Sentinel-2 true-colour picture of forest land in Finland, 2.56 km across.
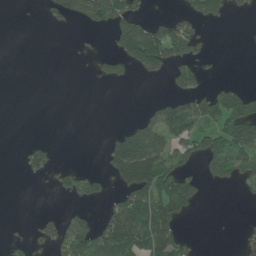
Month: June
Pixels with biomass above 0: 32%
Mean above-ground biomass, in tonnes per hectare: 47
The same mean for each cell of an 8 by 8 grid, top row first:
1 30 85 111 41 31 61 7
0 0 3 35 213 100 16 1
0 0 0 36 18 60 20 7
0 0 0 0 19 94 97 114
4 23 0 54 135 69 80 101
3 27 41 65 190 119 49 54
0 3 20 51 112 99 2 1
11 44 120 131 105 91 0 14
